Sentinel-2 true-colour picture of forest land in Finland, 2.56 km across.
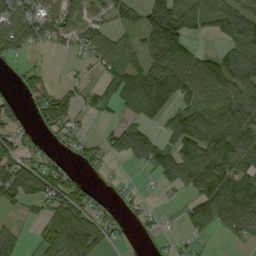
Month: September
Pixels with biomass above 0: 63%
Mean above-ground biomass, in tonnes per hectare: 66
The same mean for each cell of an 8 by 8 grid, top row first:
88 75 44 41 75 119 78 99
77 30 38 64 71 113 17 91
16 34 18 64 132 141 120 100
49 80 41 31 91 94 90 112
51 21 31 72 100 94 121 103
104 96 27 10 12 87 133 80
35 61 80 21 16 7 78 140
45 66 91 27 9 13 11 38
